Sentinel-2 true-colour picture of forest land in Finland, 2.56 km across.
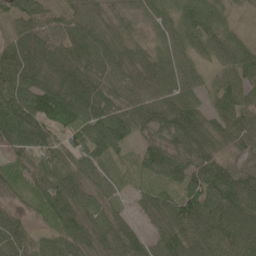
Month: May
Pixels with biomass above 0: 94%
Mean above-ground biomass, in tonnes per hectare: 72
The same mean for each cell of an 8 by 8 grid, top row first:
73 74 55 27 35 61 67 8
87 103 76 49 33 61 53 66
113 101 146 62 63 72 29 76
129 127 134 82 86 90 50 77
86 94 83 84 46 69 71 48
31 82 64 28 38 74 96 72
23 84 87 33 40 76 115 105
66 52 84 86 62 92 95 101
